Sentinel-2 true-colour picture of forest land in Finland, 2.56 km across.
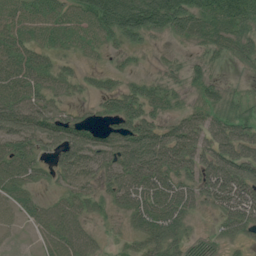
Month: July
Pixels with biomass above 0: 78%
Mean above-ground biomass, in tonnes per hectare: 67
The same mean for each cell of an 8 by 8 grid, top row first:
67 82 82 196 202 163 101 128
67 54 38 33 36 15 41 49
84 58 31 27 34 22 38 8
103 65 21 52 67 32 46 47
74 75 100 70 107 99 66 79
78 32 84 67 110 89 107 127
46 44 52 32 87 87 38 125
6 50 69 12 55 57 12 43
